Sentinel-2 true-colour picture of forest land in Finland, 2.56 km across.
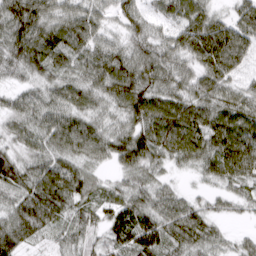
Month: March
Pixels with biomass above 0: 94%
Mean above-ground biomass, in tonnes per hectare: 72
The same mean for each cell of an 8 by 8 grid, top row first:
101 77 74 44 52 66 65 62
82 90 76 59 66 68 116 79
27 56 66 98 85 67 79 40
62 71 70 52 108 105 86 90
49 64 87 74 102 109 90 100
79 94 87 28 66 20 46 80
76 118 62 63 78 75 40 28
93 37 59 67 111 85 63 27
